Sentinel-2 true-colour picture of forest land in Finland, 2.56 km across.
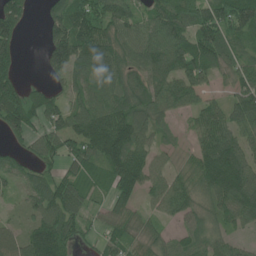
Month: June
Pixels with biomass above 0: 82%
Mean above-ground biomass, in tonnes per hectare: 85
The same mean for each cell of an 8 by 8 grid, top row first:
110 56 113 96 63 103 105 102
76 79 135 110 95 109 121 58
85 39 64 106 99 109 59 81
138 100 86 118 88 59 73 107
41 64 103 167 81 24 105 105
52 57 85 95 102 59 134 159
20 100 62 66 34 78 72 134
66 153 44 63 50 45 66 29
